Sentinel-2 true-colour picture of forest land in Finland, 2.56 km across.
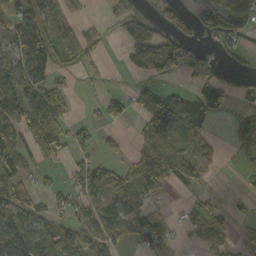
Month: October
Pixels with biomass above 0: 55%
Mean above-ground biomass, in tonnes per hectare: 50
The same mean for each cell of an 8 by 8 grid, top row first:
82 72 15 22 34 44 71 67
75 102 92 3 48 77 20 25
94 75 14 10 28 19 68 23
91 128 8 53 35 96 69 35
72 71 43 19 28 40 44 37
74 10 55 64 78 53 37 13
85 31 46 69 47 3 35 11
104 68 93 59 54 15 39 14
